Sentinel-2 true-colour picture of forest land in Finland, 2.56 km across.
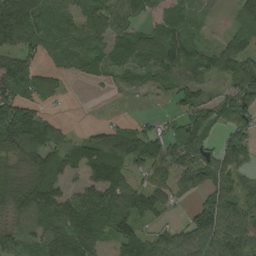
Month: August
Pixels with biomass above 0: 77%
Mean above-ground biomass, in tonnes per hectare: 87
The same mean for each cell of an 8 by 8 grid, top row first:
138 73 60 72 75 76 14 58
88 52 53 77 101 113 49 80
148 52 25 34 43 61 56 119
155 28 0 4 6 41 88 119
156 106 63 123 145 113 65 113
95 121 50 134 65 107 97 67
102 132 131 156 116 27 120 111
107 111 163 80 95 93 118 124
